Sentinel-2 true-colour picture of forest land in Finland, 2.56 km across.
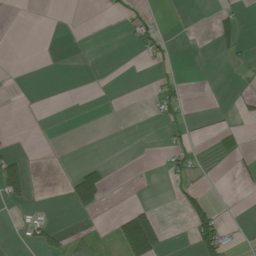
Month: June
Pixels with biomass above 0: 13%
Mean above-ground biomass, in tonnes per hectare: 11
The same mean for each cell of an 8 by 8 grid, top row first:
0 0 0 8 21 3 4 14
0 0 1 0 24 5 1 21
0 0 0 0 1 18 0 5
0 0 0 0 1 25 2 10
2 0 0 2 0 15 2 13
63 0 43 12 0 19 1 13
9 4 33 1 25 9 38 0
4 32 16 17 111 0 60 6
